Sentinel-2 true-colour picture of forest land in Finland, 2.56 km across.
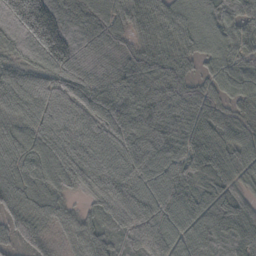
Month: October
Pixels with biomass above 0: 98%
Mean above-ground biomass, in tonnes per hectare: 77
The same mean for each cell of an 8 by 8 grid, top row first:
159 184 101 77 87 76 73 74
67 159 105 64 73 57 60 78
71 69 73 72 100 87 51 84
58 84 86 90 94 97 76 38
62 73 101 92 79 102 71 61
70 63 77 87 75 69 64 57
57 65 23 59 76 72 74 74
41 35 65 38 67 62 83 95
